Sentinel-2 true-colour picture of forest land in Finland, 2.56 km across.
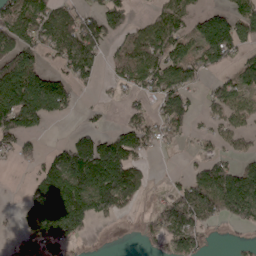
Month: April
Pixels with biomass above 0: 59%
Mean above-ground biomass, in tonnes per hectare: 81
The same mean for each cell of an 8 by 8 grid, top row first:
121 103 74 103 20 79 95 90
115 78 136 37 96 81 128 64
130 98 63 38 91 92 34 59
99 86 17 4 58 125 31 67
47 14 123 125 85 27 27 31
2 96 203 240 73 12 121 145
12 156 162 120 23 150 152 162
31 113 43 1 31 121 35 14
